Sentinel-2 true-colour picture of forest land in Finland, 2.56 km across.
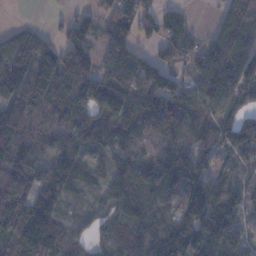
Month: November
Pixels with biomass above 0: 86%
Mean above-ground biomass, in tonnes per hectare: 91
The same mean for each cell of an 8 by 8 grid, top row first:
1 7 45 95 116 56 5 183
98 73 111 89 33 83 88 135
127 133 176 131 112 91 102 129
88 66 124 131 137 135 104 82
81 41 66 57 48 79 80 133
63 69 71 90 82 121 74 54
76 107 23 57 91 88 166 89
114 127 39 55 104 138 134 88
